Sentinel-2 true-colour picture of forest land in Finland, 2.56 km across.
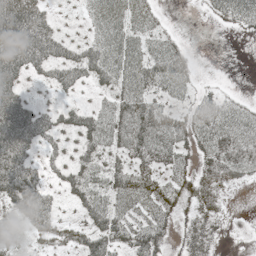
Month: May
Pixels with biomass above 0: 74%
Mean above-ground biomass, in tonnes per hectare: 41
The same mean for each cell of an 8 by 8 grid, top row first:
107 41 17 57 45 1 12 42
87 62 41 57 43 33 0 0
57 31 41 49 60 57 6 1
91 26 31 38 55 24 50 37
90 29 38 36 49 41 44 73
99 26 46 45 41 36 40 28
54 59 33 50 38 28 31 3
28 37 51 63 64 16 30 5
